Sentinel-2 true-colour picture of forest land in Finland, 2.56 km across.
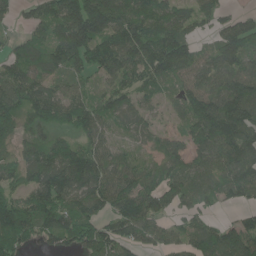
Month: June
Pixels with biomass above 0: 85%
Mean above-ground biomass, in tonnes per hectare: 101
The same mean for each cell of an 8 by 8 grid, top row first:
36 95 217 145 98 116 77 59
58 103 181 132 140 161 56 137
99 82 61 86 93 100 108 129
122 118 117 89 69 58 161 136
64 81 77 63 51 62 126 125
80 161 164 93 88 95 84 110
146 132 105 95 120 63 41 40
127 65 116 115 76 57 105 129
